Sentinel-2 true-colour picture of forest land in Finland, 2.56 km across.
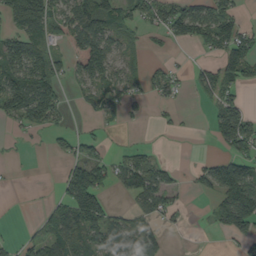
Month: September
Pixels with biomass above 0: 51%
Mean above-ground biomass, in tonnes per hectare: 56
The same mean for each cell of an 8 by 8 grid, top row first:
96 98 89 86 69 90 113 48
98 69 64 74 9 10 48 92
114 101 52 66 28 18 48 70
93 85 6 20 9 7 25 83
4 12 45 9 15 0 10 94
1 0 125 59 114 24 66 131
0 30 145 33 46 36 15 180
24 75 77 102 94 1 0 42
